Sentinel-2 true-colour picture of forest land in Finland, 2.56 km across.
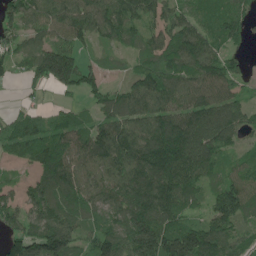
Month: May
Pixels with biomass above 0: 87%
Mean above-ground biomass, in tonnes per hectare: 105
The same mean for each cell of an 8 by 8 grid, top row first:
112 104 130 125 91 92 79 86
70 120 74 47 73 131 117 41
27 128 129 29 98 105 126 69
38 37 39 99 107 101 113 85
86 119 98 140 121 156 120 53
19 109 110 122 150 163 71 80
101 149 104 117 154 122 73 128
123 205 95 128 209 194 163 90
